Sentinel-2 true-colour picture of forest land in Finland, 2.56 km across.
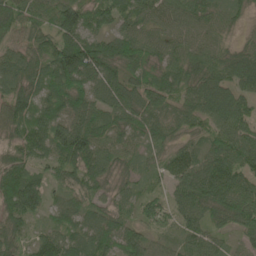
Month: June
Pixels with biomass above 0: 96%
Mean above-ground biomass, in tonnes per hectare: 76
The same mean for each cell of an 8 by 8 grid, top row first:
101 81 105 76 71 74 68 40
61 95 146 105 91 59 65 45
81 104 113 87 66 71 86 77
76 80 83 79 84 57 87 82
74 100 141 67 52 47 60 92
97 49 80 54 37 80 107 96
95 52 61 50 61 65 91 107
59 71 68 75 59 47 65 33
